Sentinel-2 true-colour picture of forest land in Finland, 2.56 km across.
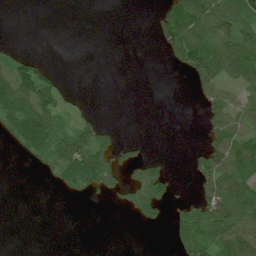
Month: July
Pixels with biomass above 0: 39%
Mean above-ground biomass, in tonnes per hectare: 35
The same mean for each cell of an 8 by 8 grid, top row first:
0 0 0 0 0 91 99 86
10 0 0 0 0 80 79 95
88 56 0 0 0 1 81 54
87 77 18 0 0 0 50 58
30 75 97 39 10 0 44 60
0 18 103 48 43 7 58 68
0 0 0 4 43 16 64 86
0 0 0 0 0 24 72 88
